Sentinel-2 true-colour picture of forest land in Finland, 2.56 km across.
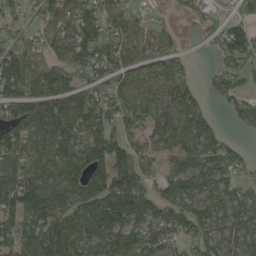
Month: May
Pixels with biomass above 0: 85%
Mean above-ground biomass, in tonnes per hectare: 112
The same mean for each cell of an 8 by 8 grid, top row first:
58 117 116 103 45 26 43 61
114 84 137 124 91 63 26 143
175 168 100 118 93 126 34 107
147 147 144 130 90 143 42 81
120 91 121 156 66 90 136 31
137 112 139 172 95 94 98 91
136 156 161 235 122 118 99 130
107 172 146 125 176 99 118 99
